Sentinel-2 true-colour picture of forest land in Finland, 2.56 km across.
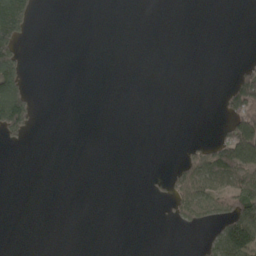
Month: May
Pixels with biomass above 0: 16%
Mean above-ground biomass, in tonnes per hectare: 26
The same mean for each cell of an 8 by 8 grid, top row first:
153 0 0 0 0 0 0 0
94 0 0 0 0 0 0 0
92 0 0 0 0 0 0 80
181 0 0 0 0 0 0 115
10 0 0 0 0 1 33 153
0 0 0 0 2 49 89 110
0 0 0 0 0 54 76 147
0 0 0 0 0 0 30 182
